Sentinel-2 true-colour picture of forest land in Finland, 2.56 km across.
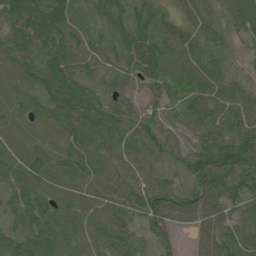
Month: June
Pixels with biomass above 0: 96%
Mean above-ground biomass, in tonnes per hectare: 55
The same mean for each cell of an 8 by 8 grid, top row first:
88 106 30 50 47 44 54 62
68 72 49 40 79 58 64 28
54 69 58 39 39 44 66 44
36 52 86 59 34 28 71 67
33 22 68 61 61 35 73 88
50 58 51 39 28 31 99 85
53 47 36 31 61 73 86 44
61 55 35 63 35 24 69 61
